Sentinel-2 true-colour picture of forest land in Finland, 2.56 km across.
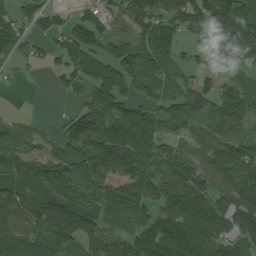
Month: July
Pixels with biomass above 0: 81%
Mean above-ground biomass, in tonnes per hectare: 96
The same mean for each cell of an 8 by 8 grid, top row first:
63 72 53 49 111 109 122 145
67 47 137 82 84 65 53 108
13 11 92 157 85 49 52 73
7 1 63 113 72 78 89 111
72 34 106 181 131 67 79 94
107 142 149 119 119 126 89 120
111 123 156 81 93 132 127 107
143 139 125 77 138 186 150 87
